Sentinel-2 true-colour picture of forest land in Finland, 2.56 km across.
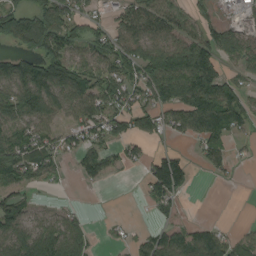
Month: August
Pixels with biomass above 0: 64%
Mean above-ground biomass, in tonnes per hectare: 77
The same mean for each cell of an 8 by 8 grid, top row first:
105 116 74 55 117 78 47 31
42 86 64 106 110 121 105 79
153 170 116 120 113 163 141 49
134 98 89 104 110 102 152 105
109 80 73 68 50 15 80 14
82 60 30 29 49 158 16 5
75 23 14 0 10 40 0 0
102 113 75 22 54 93 97 61
